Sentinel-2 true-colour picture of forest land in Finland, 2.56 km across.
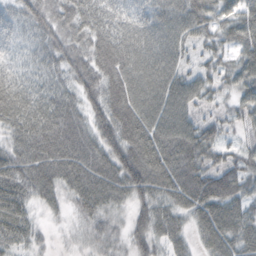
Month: October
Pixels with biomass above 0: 93%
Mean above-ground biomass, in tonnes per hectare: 55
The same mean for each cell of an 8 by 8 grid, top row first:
36 43 63 51 52 67 60 57
26 46 47 78 70 65 37 51
38 39 57 68 78 67 43 50
64 67 54 78 80 83 25 37
48 79 70 70 83 92 60 26
61 64 67 69 85 74 66 51
65 23 37 42 48 51 68 51
48 10 19 27 46 39 45 56
